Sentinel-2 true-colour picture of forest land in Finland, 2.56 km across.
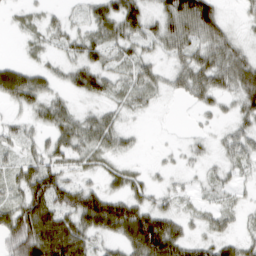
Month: March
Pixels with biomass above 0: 75%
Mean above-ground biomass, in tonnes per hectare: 36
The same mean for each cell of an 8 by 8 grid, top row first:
9 14 12 52 46 71 80 11
3 16 39 31 25 43 50 28
67 26 42 30 32 27 50 55
13 34 16 20 13 1 18 31
26 31 39 29 3 4 12 38
35 74 22 26 16 10 15 14
51 80 84 85 54 21 18 16
58 114 74 33 111 80 34 28
